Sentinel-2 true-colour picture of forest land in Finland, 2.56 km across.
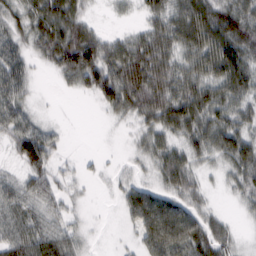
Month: February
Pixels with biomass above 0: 82%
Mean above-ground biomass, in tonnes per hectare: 54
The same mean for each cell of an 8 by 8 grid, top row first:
54 92 56 9 34 65 90 82
45 70 120 52 79 61 94 101
57 5 61 91 100 76 80 84
60 4 0 36 65 85 68 50
55 55 0 1 34 42 64 83
29 53 17 14 18 69 17 51
69 47 13 3 107 76 28 15
81 75 36 3 61 103 73 18
